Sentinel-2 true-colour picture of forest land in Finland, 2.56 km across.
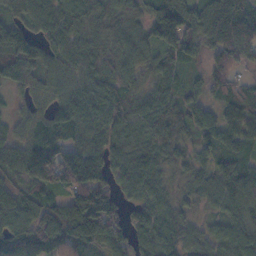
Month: November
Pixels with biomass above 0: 94%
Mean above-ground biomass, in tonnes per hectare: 76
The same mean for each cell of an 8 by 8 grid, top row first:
48 79 54 78 76 118 85 99
123 74 67 77 73 109 52 101
80 61 68 84 45 43 66 51
29 49 99 87 76 68 39 94
63 98 81 87 74 88 49 75
60 99 125 77 82 40 59 90
86 83 140 124 72 51 35 76
86 90 110 80 58 64 55 66
